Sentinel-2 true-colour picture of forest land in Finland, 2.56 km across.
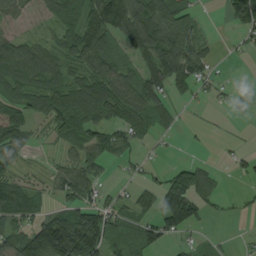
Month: August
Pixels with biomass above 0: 66%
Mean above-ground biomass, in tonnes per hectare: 66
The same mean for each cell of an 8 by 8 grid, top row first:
59 56 58 122 137 124 6 106
101 61 106 67 94 131 38 16
103 88 74 92 70 80 46 3
100 96 119 86 77 27 6 11
106 19 82 62 32 3 4 10
43 26 83 9 20 75 57 19
120 41 90 64 37 140 33 8
107 217 200 72 64 28 12 4
